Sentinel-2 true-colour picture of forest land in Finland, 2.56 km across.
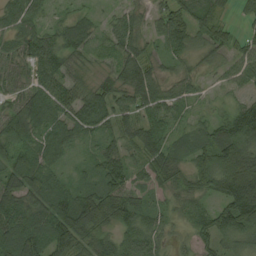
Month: August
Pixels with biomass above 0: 91%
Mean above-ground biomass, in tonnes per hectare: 64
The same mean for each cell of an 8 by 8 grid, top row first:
60 39 37 32 35 80 68 22
47 76 57 43 44 53 51 49
38 61 43 47 91 49 21 52
68 73 85 81 66 52 25 91
68 75 40 44 69 42 72 128
94 77 26 74 41 43 90 177
97 95 128 79 53 31 41 167
106 96 84 56 65 23 56 50
